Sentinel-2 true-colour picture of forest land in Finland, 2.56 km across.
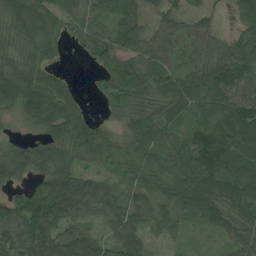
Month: August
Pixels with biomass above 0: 90%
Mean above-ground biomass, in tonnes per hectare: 59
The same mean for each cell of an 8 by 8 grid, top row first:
59 55 42 61 41 42 32 71
42 33 26 81 63 41 61 96
77 62 5 46 69 65 92 77
42 86 42 27 52 48 64 100
36 67 76 42 63 50 77 81
53 70 59 27 59 68 95 92
62 116 61 49 49 61 78 75
70 91 73 44 45 23 9 61
